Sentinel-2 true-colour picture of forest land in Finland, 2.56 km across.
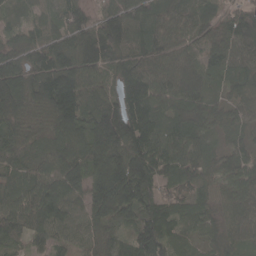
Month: April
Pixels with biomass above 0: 96%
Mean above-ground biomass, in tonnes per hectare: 89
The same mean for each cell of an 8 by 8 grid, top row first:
23 40 79 91 88 79 66 78
69 90 119 119 109 77 80 91
117 148 130 62 118 92 68 83
103 109 115 122 110 74 64 55
73 70 102 156 129 89 59 49
66 87 117 174 152 84 60 80
98 113 76 151 117 61 50 85
51 64 60 67 113 56 50 66
